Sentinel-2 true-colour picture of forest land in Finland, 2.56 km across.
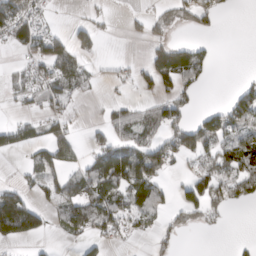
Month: March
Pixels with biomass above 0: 43%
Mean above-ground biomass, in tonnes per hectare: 55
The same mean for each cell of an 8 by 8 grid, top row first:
143 22 8 12 25 64 63 1
46 109 65 0 17 62 29 0
37 99 59 16 32 89 26 15
13 57 6 44 52 74 40 93
54 74 26 70 72 103 102 97
8 71 64 164 128 14 82 96
162 45 102 113 95 67 85 18
80 11 34 32 12 28 1 7
